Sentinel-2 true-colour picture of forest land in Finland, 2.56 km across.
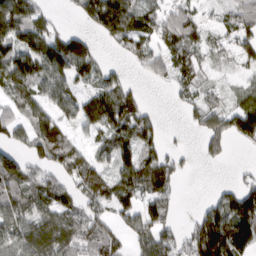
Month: March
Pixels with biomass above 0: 70%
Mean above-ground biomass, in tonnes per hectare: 68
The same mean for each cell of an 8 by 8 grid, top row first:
119 37 45 161 77 76 22 71
91 103 98 21 53 81 53 55
104 82 65 55 18 55 26 25
58 72 80 129 48 8 80 78
42 101 36 77 86 9 53 24
111 66 86 66 106 54 0 15
92 83 69 64 78 26 48 119
65 112 75 67 67 55 152 126
